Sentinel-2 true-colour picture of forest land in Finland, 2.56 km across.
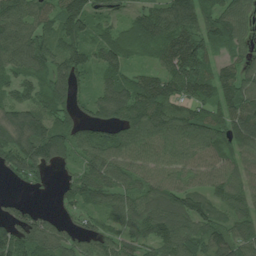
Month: July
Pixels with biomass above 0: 88%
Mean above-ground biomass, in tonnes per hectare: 87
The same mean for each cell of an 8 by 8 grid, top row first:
110 87 144 68 82 135 90 82
115 96 100 95 61 150 93 51
71 90 68 84 88 121 95 90
96 92 58 121 135 90 78 104
119 149 86 98 107 93 95 86
52 29 78 87 81 81 70 65
38 10 54 71 81 96 84 63
106 91 72 68 70 96 85 93
